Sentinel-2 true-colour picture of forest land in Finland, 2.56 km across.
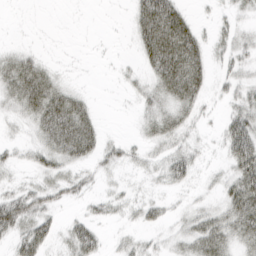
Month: March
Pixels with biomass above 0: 58%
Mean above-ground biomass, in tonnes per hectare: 24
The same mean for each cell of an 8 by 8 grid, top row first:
0 0 1 1 55 47 5 17
12 2 1 1 36 73 25 25
50 35 3 3 18 63 25 25
21 59 41 1 19 37 9 36
12 35 56 14 17 25 8 55
9 24 23 10 12 29 9 45
48 28 8 17 19 9 19 58
27 26 45 7 14 20 53 40
